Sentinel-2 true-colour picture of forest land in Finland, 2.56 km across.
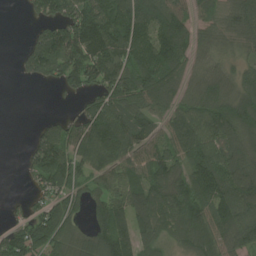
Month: July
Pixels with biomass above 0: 79%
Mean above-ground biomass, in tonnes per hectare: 101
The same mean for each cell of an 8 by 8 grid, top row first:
1 86 141 149 165 142 71 119
10 158 146 146 142 158 65 62
8 51 96 129 137 95 99 80
0 14 59 130 101 95 136 135
1 137 99 143 115 105 122 116
3 130 80 93 118 113 143 153
21 91 50 124 124 124 109 141
115 123 86 159 100 69 117 102
